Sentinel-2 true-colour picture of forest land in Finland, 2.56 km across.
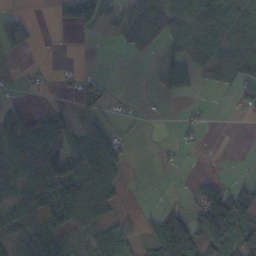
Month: October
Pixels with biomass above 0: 55%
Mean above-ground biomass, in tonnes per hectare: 51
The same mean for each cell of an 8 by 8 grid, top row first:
37 8 96 37 92 96 126 91
33 1 1 4 38 53 101 91
8 9 30 6 1 68 24 99
55 56 16 14 4 2 9 27
132 120 87 78 2 15 3 0
96 99 81 68 1 3 7 11
81 69 80 45 12 32 60 87
39 64 52 137 38 123 90 91
